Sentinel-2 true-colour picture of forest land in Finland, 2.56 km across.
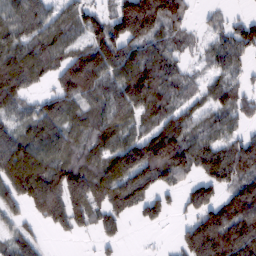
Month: February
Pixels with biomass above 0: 78%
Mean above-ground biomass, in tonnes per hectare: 97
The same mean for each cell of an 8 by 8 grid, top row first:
100 75 76 92 222 135 24 24
103 109 90 145 104 55 48 108
137 60 202 96 149 88 52 54
67 103 71 106 94 84 68 75
103 118 61 77 132 188 97 87
140 158 119 119 141 77 99 94
74 154 120 101 87 31 124 159
73 17 14 36 3 30 190 160
